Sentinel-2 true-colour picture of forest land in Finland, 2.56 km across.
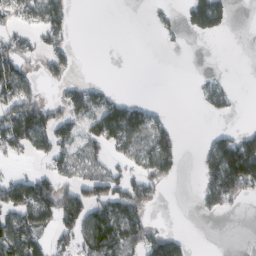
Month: February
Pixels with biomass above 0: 43%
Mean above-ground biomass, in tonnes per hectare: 54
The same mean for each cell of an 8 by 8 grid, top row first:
47 110 1 0 2 15 112 0
76 56 4 0 0 6 0 0
112 26 23 4 0 0 18 0
107 75 88 118 71 1 27 4
88 94 84 81 91 55 42 121
48 73 73 73 71 31 73 174
106 115 129 105 70 0 35 10
109 46 81 117 103 55 0 0
